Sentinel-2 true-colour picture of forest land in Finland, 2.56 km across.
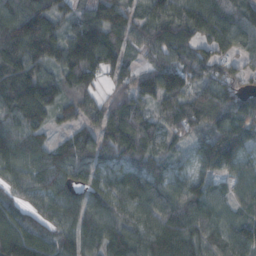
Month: October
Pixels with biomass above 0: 94%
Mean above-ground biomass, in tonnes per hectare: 100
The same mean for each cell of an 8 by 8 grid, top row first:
116 134 72 130 76 107 125 91
145 155 193 100 64 102 86 79
159 102 119 59 102 122 83 63
125 104 80 102 78 84 91 102
103 69 116 119 125 47 95 115
70 108 86 74 107 66 72 66
65 80 116 95 91 103 92 64
147 88 109 124 113 144 101 106
